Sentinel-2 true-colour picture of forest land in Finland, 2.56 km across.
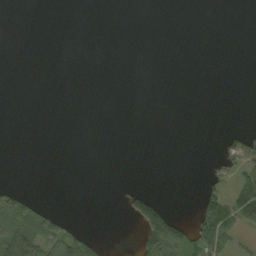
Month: September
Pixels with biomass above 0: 14%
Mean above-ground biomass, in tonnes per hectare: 13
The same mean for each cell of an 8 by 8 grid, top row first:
0 0 0 0 0 0 0 0
0 0 0 0 0 0 0 0
0 0 0 0 0 0 0 0
0 0 0 0 0 0 0 0
0 0 0 0 0 0 0 45
0 0 0 0 0 0 11 43
54 14 0 0 74 6 73 73
90 72 64 2 57 85 78 15
